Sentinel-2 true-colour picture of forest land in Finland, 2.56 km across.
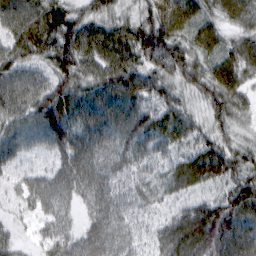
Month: March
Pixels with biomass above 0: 97%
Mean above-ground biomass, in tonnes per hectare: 70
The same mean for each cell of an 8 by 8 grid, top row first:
89 92 65 53 63 115 55 66
70 86 109 107 93 81 66 65
77 62 77 97 78 65 71 64
76 107 87 87 74 73 52 48
70 67 83 76 65 68 67 48
33 51 83 58 40 63 69 69
26 53 38 70 41 35 83 87
35 49 64 76 35 100 111 79
